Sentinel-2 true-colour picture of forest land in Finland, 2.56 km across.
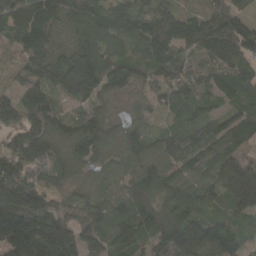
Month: March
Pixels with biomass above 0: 95%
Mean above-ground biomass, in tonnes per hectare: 99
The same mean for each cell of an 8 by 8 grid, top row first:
133 117 129 71 66 70 61 70
71 104 110 89 92 80 120 132
44 128 180 117 64 73 56 106
103 120 63 41 38 50 54 64
138 141 124 77 80 89 84 79
142 86 44 61 111 97 74 160
159 94 71 104 104 120 95 100
197 213 123 119 80 172 142 60
